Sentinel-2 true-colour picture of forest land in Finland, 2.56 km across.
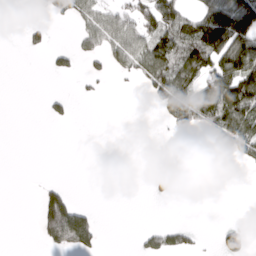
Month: March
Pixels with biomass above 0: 30%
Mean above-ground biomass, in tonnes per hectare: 37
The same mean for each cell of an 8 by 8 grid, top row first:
0 21 46 53 69 88 93 124
1 27 28 57 74 89 132 112
0 3 11 11 37 110 84 134
0 21 1 0 1 83 97 110
0 0 0 0 0 13 32 81
0 1 0 0 2 71 51 0
0 107 43 0 0 0 0 0
0 60 89 0 22 34 1 56
